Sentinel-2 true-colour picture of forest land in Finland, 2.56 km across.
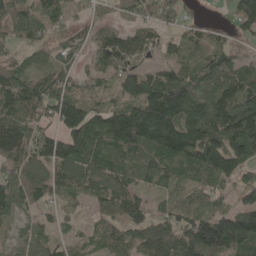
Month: May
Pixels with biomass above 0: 87%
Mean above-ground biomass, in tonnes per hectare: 90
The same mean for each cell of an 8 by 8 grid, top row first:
128 79 26 34 56 56 9 80
62 52 66 107 70 39 65 30
106 82 50 50 118 107 102 114
110 92 105 92 151 166 150 149
128 123 127 119 125 183 152 128
109 91 93 101 66 86 91 73
81 44 37 74 50 71 77 80
50 70 37 61 95 104 199 148
